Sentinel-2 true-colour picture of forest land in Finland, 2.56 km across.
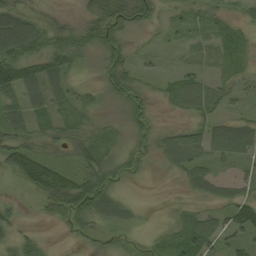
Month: September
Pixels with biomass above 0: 81%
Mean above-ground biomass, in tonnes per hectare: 36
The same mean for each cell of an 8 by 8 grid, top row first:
62 16 20 86 40 20 31 20
77 52 51 54 10 14 20 22
61 57 14 50 22 29 30 22
49 35 31 15 33 16 40 18
49 31 41 25 24 53 45 60
52 111 53 50 13 15 43 23
16 57 89 48 6 9 18 73
32 5 18 23 9 30 51 43
